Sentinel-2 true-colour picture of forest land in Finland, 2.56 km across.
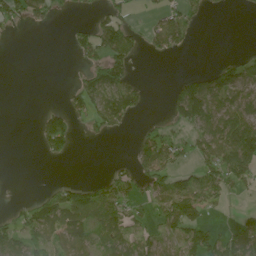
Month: June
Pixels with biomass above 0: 44%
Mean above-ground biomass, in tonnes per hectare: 47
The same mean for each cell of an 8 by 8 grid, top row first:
39 32 7 54 10 49 13 3
0 0 41 104 26 42 0 3
0 0 30 117 16 25 88 81
0 21 35 90 20 63 107 91
0 38 6 3 56 48 76 155
1 1 1 43 66 63 70 95
21 75 109 105 30 100 44 9
78 67 98 53 49 50 84 87
